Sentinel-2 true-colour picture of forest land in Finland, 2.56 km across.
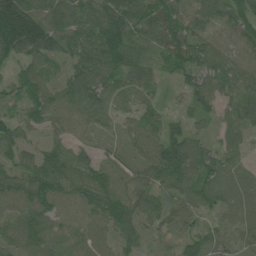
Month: June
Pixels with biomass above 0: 94%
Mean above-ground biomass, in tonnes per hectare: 81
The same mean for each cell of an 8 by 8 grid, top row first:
236 95 84 113 99 87 74 83
150 121 92 125 71 91 73 80
81 65 109 103 79 36 84 88
47 85 88 77 71 27 58 82
77 54 49 32 93 90 39 51
62 114 82 64 72 100 79 59
79 93 94 100 80 71 55 74
69 94 87 69 51 60 72 53
